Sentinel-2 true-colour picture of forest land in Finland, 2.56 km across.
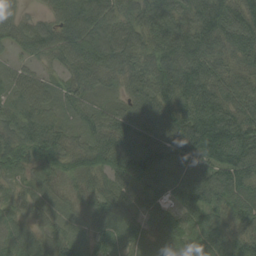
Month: August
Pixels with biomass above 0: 97%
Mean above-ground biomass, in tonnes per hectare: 69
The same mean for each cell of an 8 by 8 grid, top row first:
51 34 109 85 84 70 100 74
41 74 102 103 70 106 93 66
51 37 58 38 70 103 83 57
54 57 40 47 82 94 109 70
81 87 43 74 87 116 137 117
34 41 68 60 91 90 89 94
30 25 42 68 63 57 69 62
52 45 41 55 40 57 62 53
